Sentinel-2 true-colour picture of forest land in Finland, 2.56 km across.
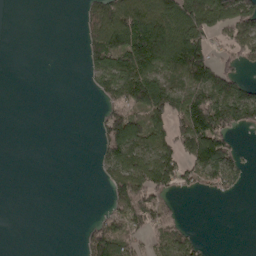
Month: April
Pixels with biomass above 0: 45%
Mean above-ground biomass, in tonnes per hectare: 53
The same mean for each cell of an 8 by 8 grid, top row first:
0 0 21 118 124 100 112 107
0 0 19 102 121 126 70 84
0 0 5 107 142 76 113 64
0 0 0 62 107 101 179 131
0 0 0 92 90 77 143 16
0 0 0 66 113 76 74 44
0 0 0 43 109 26 0 0
0 0 20 101 48 85 7 0
